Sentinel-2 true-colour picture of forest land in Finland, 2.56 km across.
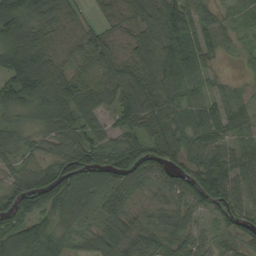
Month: September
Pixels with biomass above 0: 93%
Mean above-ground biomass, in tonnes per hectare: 78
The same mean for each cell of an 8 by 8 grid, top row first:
125 99 39 39 76 108 52 37
165 87 66 62 86 98 66 31
153 141 91 78 77 85 57 21
55 112 101 57 79 69 81 61
49 63 100 76 80 88 91 45
51 80 103 88 71 78 109 72
106 80 80 72 36 80 63 74
89 78 48 98 86 75 47 53
